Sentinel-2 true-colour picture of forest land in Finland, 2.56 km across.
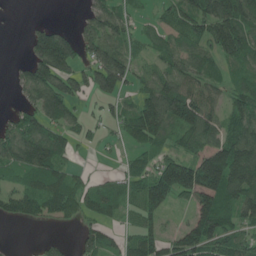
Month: June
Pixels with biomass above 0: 70%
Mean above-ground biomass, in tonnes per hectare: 77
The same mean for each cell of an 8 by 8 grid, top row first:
0 1 20 85 22 73 137 147
0 176 80 83 32 57 66 119
28 134 74 134 49 100 71 61
30 104 26 34 121 130 86 77
119 142 25 10 76 58 99 127
60 100 30 31 79 194 190 143
60 69 66 61 99 35 115 106
0 23 39 42 111 76 124 68
